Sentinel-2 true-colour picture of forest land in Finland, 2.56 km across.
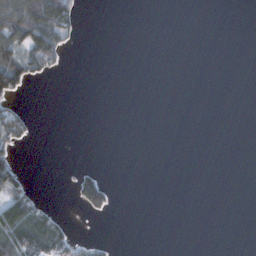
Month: November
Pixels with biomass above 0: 15%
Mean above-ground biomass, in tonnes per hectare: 22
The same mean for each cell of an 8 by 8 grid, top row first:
182 206 30 0 0 0 0 0
107 122 3 0 0 0 0 0
106 11 0 0 0 0 0 0
61 0 0 0 0 0 0 0
42 0 0 0 0 0 0 0
65 0 44 3 0 0 0 0
100 28 30 33 0 0 0 0
97 99 17 4 0 0 0 0
